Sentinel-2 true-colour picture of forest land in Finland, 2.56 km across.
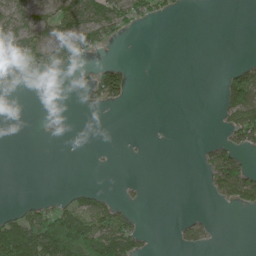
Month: June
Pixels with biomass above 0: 29%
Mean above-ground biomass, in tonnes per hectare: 35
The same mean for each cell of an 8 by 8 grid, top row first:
53 65 105 91 46 11 0 0
95 80 63 14 0 0 0 0
43 3 9 72 0 0 0 94
0 4 2 4 0 0 0 143
0 3 0 1 2 0 20 70
0 0 0 1 2 0 48 125
17 45 74 54 8 0 2 38
194 152 168 149 31 15 21 0
